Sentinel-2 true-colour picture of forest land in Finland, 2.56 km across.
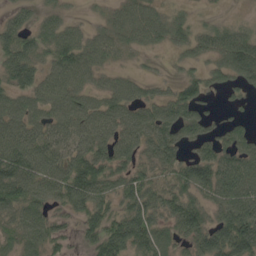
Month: May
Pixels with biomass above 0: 85%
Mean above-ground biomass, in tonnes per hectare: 81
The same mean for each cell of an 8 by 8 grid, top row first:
47 46 16 46 83 42 16 14
105 83 105 67 47 41 67 124
102 81 85 53 48 44 67 72
99 90 106 102 82 102 44 25
118 87 93 98 89 94 69 93
137 100 141 91 68 87 118 120
82 59 86 81 104 81 76 131
63 78 37 133 119 65 104 151
